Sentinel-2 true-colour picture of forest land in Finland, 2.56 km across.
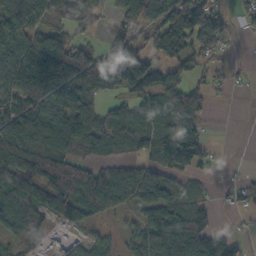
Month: October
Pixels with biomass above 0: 72%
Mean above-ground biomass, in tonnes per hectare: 85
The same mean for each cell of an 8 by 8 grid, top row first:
92 75 121 43 102 135 121 51
84 154 83 97 87 128 78 3
114 191 162 144 157 84 51 11
144 114 127 59 80 128 34 0
152 153 84 56 74 163 36 0
113 117 105 85 91 49 14 11
115 95 108 58 72 89 46 29
53 24 21 25 80 137 108 32
